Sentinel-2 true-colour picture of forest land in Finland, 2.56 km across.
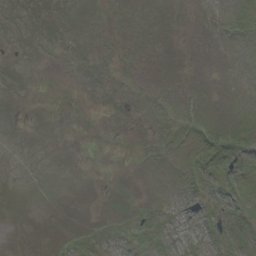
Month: September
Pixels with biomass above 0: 39%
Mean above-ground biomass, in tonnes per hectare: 4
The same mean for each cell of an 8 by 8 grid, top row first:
0 0 1 2 1 0 1 7
0 0 1 3 2 1 1 3
0 0 1 2 2 3 2 2
0 0 0 1 3 7 7 7
0 0 0 0 2 8 18 16
0 0 0 1 2 5 12 15
0 0 0 5 7 6 7 12
0 0 7 7 15 9 9 14
